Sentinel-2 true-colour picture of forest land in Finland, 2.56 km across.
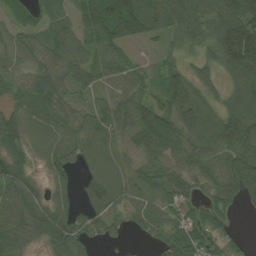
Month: August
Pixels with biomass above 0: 87%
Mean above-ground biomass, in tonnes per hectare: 60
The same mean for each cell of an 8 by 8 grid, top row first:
46 46 62 112 97 79 76 129
36 47 60 70 12 29 49 179
34 55 55 47 39 69 39 78
39 69 36 60 78 82 39 89
61 43 48 39 72 67 42 81
83 46 35 47 56 70 67 73
78 85 59 66 49 56 59 22
75 66 80 35 22 70 53 13
